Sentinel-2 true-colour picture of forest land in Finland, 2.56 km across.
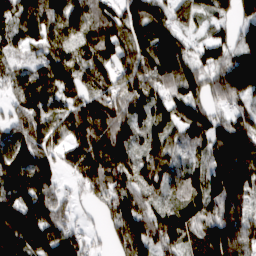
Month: March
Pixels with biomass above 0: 91%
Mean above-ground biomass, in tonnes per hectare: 126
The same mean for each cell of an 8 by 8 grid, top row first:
117 129 166 116 133 71 66 95
56 98 114 147 120 103 64 113
90 153 116 117 170 146 118 240
81 154 157 191 119 109 96 83
143 119 133 224 82 75 103 176
167 126 98 151 107 124 116 180
180 140 30 110 121 87 111 150
226 194 98 66 162 113 144 191
